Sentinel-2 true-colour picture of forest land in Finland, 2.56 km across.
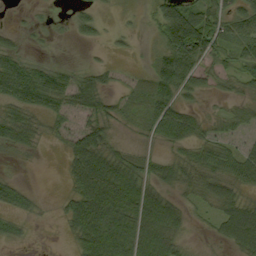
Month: September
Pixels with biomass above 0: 65%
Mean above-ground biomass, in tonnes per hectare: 38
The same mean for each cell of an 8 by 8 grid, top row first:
2 3 23 5 6 80 58 63
23 3 4 8 3 85 67 48
73 58 29 16 17 74 21 30
38 41 40 31 27 59 10 19
37 10 58 33 11 37 39 21
8 0 64 84 45 37 49 51
31 2 73 102 91 41 21 71
17 0 47 85 71 35 7 72
